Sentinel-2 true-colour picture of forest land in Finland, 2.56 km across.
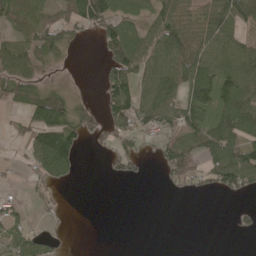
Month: May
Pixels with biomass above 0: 54%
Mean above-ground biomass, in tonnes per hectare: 54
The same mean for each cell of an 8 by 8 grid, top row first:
72 44 106 101 53 90 87 93
73 97 10 88 83 85 63 62
98 32 5 77 54 90 95 99
28 136 66 67 70 79 92 115
14 148 55 40 27 66 87 94
9 77 15 25 15 68 60 106
23 6 0 0 0 0 0 9
45 26 0 0 0 0 0 1
